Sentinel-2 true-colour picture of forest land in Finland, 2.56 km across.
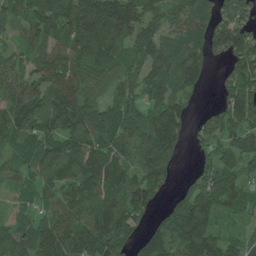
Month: June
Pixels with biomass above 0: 87%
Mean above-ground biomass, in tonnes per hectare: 107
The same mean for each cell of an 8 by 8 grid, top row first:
85 128 202 187 128 88 82 98
51 94 124 132 125 132 107 137
85 124 114 88 109 127 41 154
126 131 134 131 99 104 36 131
86 89 125 134 127 98 59 84
60 83 110 125 130 32 91 86
36 71 103 117 91 145 139 76
117 121 124 155 78 155 136 58
